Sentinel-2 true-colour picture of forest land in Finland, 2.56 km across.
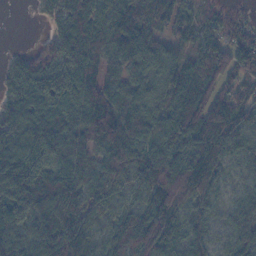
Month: November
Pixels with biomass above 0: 92%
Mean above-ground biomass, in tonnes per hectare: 89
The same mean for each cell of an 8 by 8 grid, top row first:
0 39 95 99 89 88 43 40
6 65 133 106 92 51 96 91
63 102 124 70 75 72 85 71
122 126 117 116 93 78 124 86
146 139 115 126 83 80 123 69
136 106 100 95 82 112 104 34
103 96 108 60 87 76 64 62
86 122 133 79 116 82 58 76
